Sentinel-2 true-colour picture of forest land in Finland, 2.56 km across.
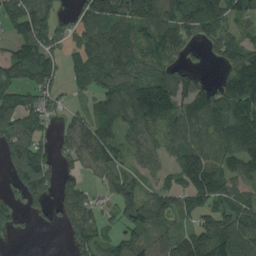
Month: August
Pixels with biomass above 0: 75%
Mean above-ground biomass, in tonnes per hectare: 94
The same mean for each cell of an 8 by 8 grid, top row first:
113 93 87 122 128 124 167 78
94 108 92 133 102 84 50 97
106 87 65 109 111 122 43 131
159 76 46 110 145 97 106 105
109 42 124 101 90 68 82 108
74 73 66 79 55 69 157 92
39 49 125 54 125 95 87 98
10 0 88 71 83 92 157 147
